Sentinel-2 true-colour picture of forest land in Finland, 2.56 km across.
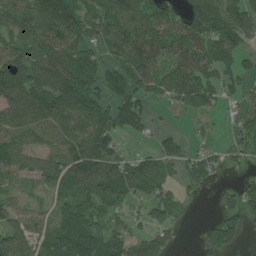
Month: July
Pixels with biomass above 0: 77%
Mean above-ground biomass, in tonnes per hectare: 104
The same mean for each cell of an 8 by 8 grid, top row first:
131 151 135 147 139 84 156 112
148 200 120 143 168 98 109 83
195 213 215 103 115 146 64 59
141 170 148 104 75 28 43 63
105 81 123 86 17 47 27 70
83 124 174 155 158 46 60 27
73 54 122 83 53 76 3 92
111 104 174 110 88 29 60 43
